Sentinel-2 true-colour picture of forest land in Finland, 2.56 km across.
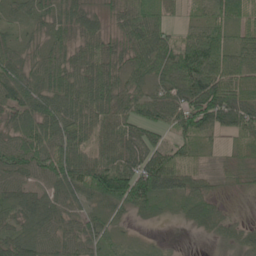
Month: May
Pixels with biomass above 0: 88%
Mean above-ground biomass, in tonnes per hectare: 56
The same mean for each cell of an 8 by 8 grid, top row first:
21 32 53 36 93 18 56 66
28 41 54 50 98 81 115 70
58 60 69 71 46 113 108 72
56 73 72 73 49 65 108 76
64 82 66 70 67 38 18 46
57 71 86 108 100 71 21 26
63 59 33 33 48 18 30 4
67 56 54 22 7 2 8 26
